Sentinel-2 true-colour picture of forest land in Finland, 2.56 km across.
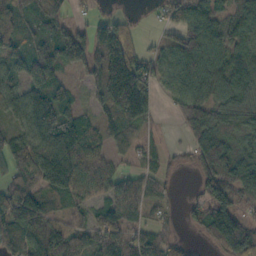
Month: October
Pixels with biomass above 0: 80%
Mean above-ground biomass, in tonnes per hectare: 83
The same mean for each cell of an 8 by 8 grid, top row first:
82 104 18 35 11 56 101 93
69 71 117 189 34 73 112 81
63 87 29 243 128 70 100 88
67 117 60 117 117 31 87 66
64 113 141 62 31 12 125 51
75 172 129 80 51 15 98 101
95 100 59 107 64 16 87 46
122 160 86 108 67 21 26 103
